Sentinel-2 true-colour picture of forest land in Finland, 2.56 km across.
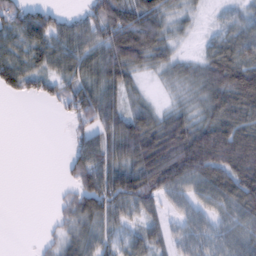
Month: February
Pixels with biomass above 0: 75%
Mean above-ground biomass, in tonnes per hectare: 62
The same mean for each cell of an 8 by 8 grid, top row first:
65 44 32 113 99 32 9 30
68 77 68 121 138 29 33 75
72 52 66 88 22 38 76 133
0 6 87 74 59 44 64 108
0 0 43 87 135 129 139 128
0 0 65 86 128 121 93 103
0 3 72 80 66 29 43 83
0 15 64 38 51 39 50 60
